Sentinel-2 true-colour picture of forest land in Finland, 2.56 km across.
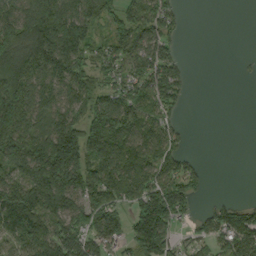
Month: September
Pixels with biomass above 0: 70%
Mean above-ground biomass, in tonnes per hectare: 114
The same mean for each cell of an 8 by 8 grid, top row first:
141 227 180 99 161 61 0 0
212 208 178 110 104 48 0 0
207 118 143 76 111 94 0 4
246 129 130 186 124 48 0 0
186 199 197 195 137 62 0 0
103 222 169 145 132 122 27 0
218 176 107 114 180 146 44 102
93 157 127 89 190 56 84 164
